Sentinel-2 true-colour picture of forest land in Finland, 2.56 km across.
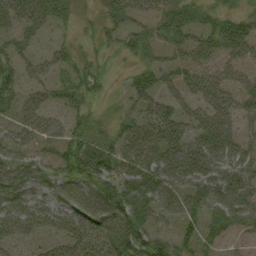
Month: September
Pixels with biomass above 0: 73%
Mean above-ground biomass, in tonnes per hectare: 44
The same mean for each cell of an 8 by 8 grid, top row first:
47 45 18 32 31 58 28 29
34 18 19 21 38 34 37 44
43 31 37 14 40 35 47 31
33 41 36 14 41 47 48 47
49 31 54 39 53 67 66 44
66 42 71 55 66 62 65 61
62 47 60 78 59 52 45 62
33 18 46 64 64 47 30 19
